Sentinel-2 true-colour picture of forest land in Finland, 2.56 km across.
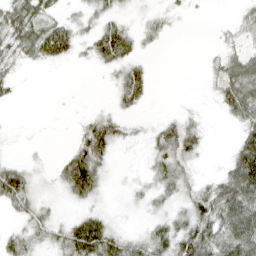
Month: April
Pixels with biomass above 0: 59%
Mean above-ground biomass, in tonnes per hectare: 32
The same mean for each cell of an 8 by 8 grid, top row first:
51 34 20 30 19 14 1 20
41 81 27 80 18 0 4 33
14 0 0 17 48 0 16 73
0 1 5 23 12 11 5 49
4 2 45 46 17 61 12 44
59 13 94 14 18 51 13 88
34 23 23 17 20 33 57 72
35 32 87 58 39 63 62 74
